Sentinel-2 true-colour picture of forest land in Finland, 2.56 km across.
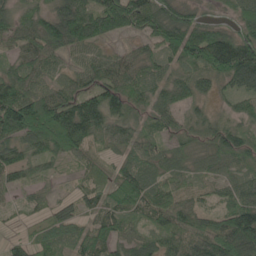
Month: May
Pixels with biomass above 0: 88%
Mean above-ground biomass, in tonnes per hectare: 62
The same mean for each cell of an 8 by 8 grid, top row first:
51 59 95 108 106 79 21 51
46 85 65 24 35 96 146 122
82 48 48 69 58 51 53 83
144 121 113 71 47 48 27 38
70 83 62 42 47 42 53 74
36 20 18 41 66 42 31 37
12 34 37 59 61 71 31 84
29 63 57 59 50 56 92 137
